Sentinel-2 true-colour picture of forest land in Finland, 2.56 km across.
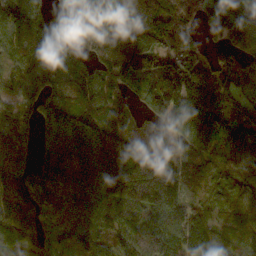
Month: October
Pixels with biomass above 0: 91%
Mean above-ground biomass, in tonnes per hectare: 127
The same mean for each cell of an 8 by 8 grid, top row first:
131 109 157 97 124 143 92 204
95 109 70 115 217 155 74 107
74 100 83 116 116 214 225 75
54 111 113 102 94 182 157 81
69 143 211 215 141 102 89 130
119 180 207 225 270 173 55 89
132 99 130 131 174 142 83 78
104 59 94 92 91 162 163 67
